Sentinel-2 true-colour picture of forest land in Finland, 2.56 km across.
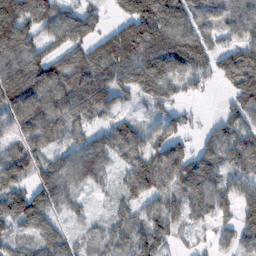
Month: February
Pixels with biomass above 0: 85%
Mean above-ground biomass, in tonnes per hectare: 93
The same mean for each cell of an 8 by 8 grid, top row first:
159 94 95 39 168 137 89 92
139 68 103 155 143 135 90 111
150 121 142 104 118 108 63 134
123 123 99 71 29 48 6 86
73 78 80 99 89 83 76 117
118 102 94 40 128 109 100 81
121 94 33 36 70 59 90 98
56 99 40 73 108 44 36 76
